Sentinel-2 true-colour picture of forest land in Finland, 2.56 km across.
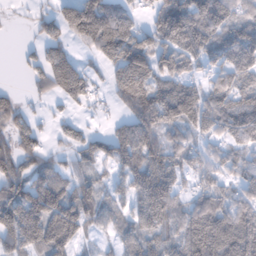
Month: February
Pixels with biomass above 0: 79%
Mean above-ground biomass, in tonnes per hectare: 74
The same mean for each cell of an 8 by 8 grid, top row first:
6 34 160 100 27 119 106 66
5 53 28 94 107 102 96 124
2 64 81 52 122 92 50 84
54 14 12 17 107 118 97 121
66 23 48 79 104 59 44 72
82 66 50 39 87 59 55 56
97 113 92 51 86 76 113 79
90 106 27 29 76 76 168 149
